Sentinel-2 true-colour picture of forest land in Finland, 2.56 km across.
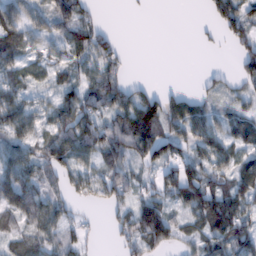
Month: February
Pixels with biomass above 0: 71%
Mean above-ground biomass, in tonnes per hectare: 53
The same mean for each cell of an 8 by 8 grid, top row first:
69 62 55 0 2 0 24 83
72 43 48 43 0 0 6 40
48 36 43 60 9 0 19 46
83 54 103 61 105 73 49 47
61 63 92 82 106 75 78 50
72 47 80 61 28 84 63 61
70 60 27 45 75 39 107 77
36 48 48 16 87 46 64 84
